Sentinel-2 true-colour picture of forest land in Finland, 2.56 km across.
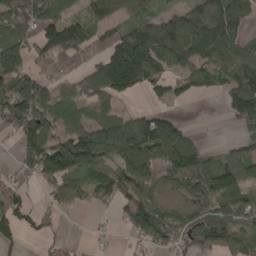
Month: April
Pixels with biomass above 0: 69%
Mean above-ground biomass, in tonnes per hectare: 85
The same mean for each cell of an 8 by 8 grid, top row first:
115 102 57 43 57 75 137 89
120 70 77 100 181 152 138 88
110 49 64 170 119 65 74 118
161 118 69 69 56 27 0 120
51 128 96 148 162 172 14 48
28 122 90 83 134 109 120 104
83 47 35 28 118 46 70 89
39 19 5 13 53 65 72 69
